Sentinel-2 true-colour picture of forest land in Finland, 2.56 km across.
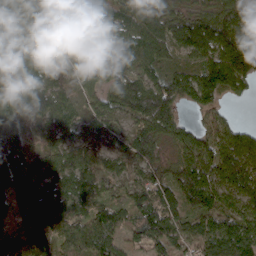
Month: March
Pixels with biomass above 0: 93%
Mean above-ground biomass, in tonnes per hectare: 91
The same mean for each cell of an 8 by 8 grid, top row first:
137 97 98 74 102 82 100 115
126 77 89 75 96 86 113 139
84 62 64 89 79 101 118 99
66 85 54 74 149 86 54 6
86 56 73 32 134 82 87 108
119 78 85 53 56 97 111 106
83 116 48 68 122 89 118 90
96 102 103 87 99 87 113 152
